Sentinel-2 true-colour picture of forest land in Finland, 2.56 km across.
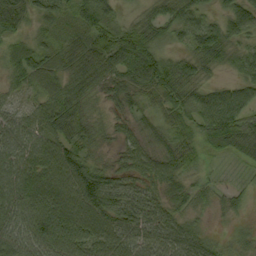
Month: September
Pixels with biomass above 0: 88%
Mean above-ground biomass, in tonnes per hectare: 54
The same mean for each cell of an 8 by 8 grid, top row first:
66 34 52 35 30 61 31 67
38 37 55 95 90 23 61 32
34 53 61 44 66 66 20 36
34 60 41 15 24 46 71 60
73 59 49 15 33 53 36 67
85 77 121 57 43 41 13 6
94 101 98 99 80 35 15 16
90 113 90 82 71 79 37 16
